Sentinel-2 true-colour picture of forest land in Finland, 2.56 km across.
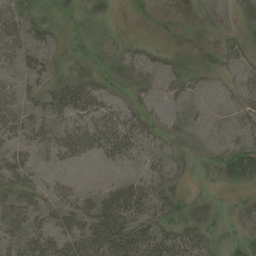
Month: August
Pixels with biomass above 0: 61%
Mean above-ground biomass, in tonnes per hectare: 20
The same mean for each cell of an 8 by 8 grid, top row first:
31 19 17 13 5 4 11 10
27 20 12 22 13 7 7 16
19 19 21 22 20 19 11 19
28 24 29 24 18 13 12 17
19 23 32 41 25 6 14 25
24 11 8 17 21 10 3 31
32 21 25 42 36 24 11 6
19 30 37 48 43 34 17 14
